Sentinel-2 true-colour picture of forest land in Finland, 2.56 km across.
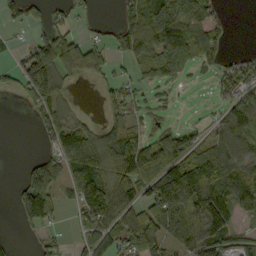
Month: September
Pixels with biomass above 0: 61%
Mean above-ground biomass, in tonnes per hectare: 79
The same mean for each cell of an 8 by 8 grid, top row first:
41 38 22 3 176 221 87 0
19 133 97 61 106 116 88 4
44 174 31 48 35 45 14 71
1 87 19 60 22 9 5 78
0 36 120 157 116 127 63 110
9 138 99 128 126 179 168 119
49 97 73 142 108 165 154 87
11 32 36 71 133 76 105 44
